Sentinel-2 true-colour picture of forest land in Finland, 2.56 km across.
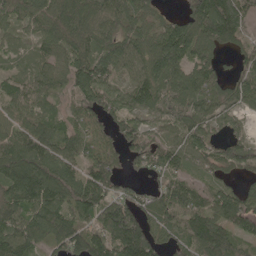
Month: May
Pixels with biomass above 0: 88%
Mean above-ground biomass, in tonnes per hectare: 100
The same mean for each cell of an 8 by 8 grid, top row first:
91 111 130 103 71 51 173 138
36 75 112 110 103 167 93 66
71 74 126 72 117 111 101 98
81 61 70 75 83 88 99 62
121 110 81 54 92 68 75 67
152 173 115 92 60 76 45 47
113 152 109 143 89 129 97 122
140 102 129 150 168 71 157 68
